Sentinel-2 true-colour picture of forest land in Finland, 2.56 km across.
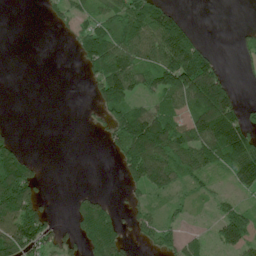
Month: July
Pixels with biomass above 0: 51%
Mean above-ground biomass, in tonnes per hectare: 58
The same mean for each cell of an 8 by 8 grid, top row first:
0 14 32 56 96 64 0 0
0 0 48 112 107 147 30 21
0 0 8 151 77 161 200 10
0 0 2 72 82 75 151 64
36 0 0 40 188 111 106 130
135 7 0 2 111 62 40 78
149 28 41 27 43 22 15 41
137 66 49 73 31 52 28 103
